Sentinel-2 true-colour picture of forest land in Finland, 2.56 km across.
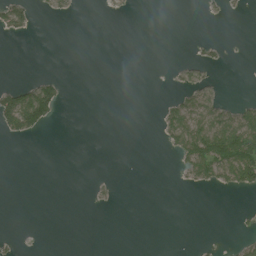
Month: July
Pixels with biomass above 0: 15%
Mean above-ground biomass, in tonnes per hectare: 15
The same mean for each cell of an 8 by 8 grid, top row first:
51 8 1 3 0 0 4 4
0 0 0 0 0 0 10 1
6 29 0 0 0 9 15 0
126 70 0 0 0 48 61 47
2 0 0 0 0 45 114 127
0 0 0 1 0 5 51 75
0 0 0 3 0 0 0 2
5 0 0 0 0 0 1 11
